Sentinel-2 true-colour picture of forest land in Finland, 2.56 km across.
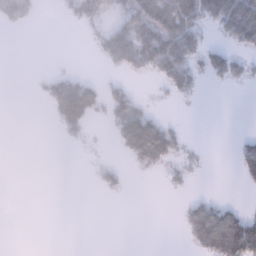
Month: January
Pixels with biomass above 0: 31%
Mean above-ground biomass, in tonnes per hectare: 34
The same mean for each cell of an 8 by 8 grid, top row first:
54 0 43 33 92 119 76 153
0 0 0 73 117 132 48 38
0 26 43 15 8 80 29 30
0 18 138 46 52 2 0 0
0 0 10 13 171 50 2 20
0 0 0 22 6 25 2 23
0 0 0 0 0 6 71 28
0 0 0 0 0 1 117 172
